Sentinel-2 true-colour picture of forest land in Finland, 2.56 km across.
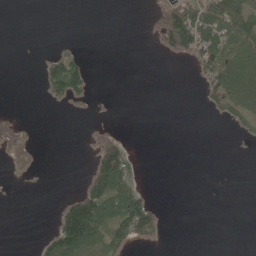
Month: May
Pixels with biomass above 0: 26%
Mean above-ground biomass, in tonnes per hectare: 27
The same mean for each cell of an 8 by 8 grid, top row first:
0 0 0 0 4 101 119 102
0 4 5 0 0 76 85 87
0 54 56 0 0 0 49 117
2 1 3 1 0 0 12 60
33 0 2 56 0 0 0 4
8 0 7 109 6 0 0 0
0 0 104 91 84 0 0 0
0 39 129 64 35 0 0 0
